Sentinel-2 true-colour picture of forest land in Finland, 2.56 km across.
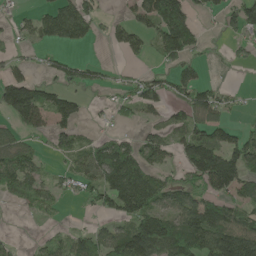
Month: May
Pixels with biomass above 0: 56%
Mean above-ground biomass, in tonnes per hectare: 67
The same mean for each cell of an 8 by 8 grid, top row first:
20 64 103 16 79 145 24 91
23 35 23 24 42 136 15 24
75 30 38 17 45 71 25 1
123 99 45 31 52 41 92 16
59 22 48 72 57 57 117 72
106 32 58 132 122 33 153 109
15 32 8 76 116 103 101 64
13 35 57 90 170 160 165 179
